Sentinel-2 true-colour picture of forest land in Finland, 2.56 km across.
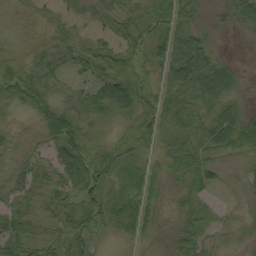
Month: September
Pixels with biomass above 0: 88%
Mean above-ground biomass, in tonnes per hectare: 36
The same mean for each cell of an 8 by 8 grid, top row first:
8 12 17 32 33 62 18 53
13 27 33 39 33 80 40 1
66 40 29 74 37 55 58 19
16 52 37 44 41 40 37 38
18 32 56 29 36 39 42 55
33 31 78 43 48 33 32 10
29 32 48 50 51 21 23 11
53 35 46 12 25 39 30 17
